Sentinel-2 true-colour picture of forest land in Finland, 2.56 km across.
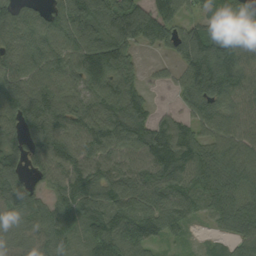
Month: September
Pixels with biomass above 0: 88%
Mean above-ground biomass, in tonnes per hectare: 103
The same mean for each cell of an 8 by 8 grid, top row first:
96 81 169 145 83 43 65 83
92 96 108 107 14 72 129 149
105 97 85 111 46 60 210 127
121 114 106 126 83 52 96 95
81 137 125 124 152 184 94 114
87 93 123 113 114 133 106 118
104 86 118 126 125 108 77 104
80 113 67 147 112 40 22 89
